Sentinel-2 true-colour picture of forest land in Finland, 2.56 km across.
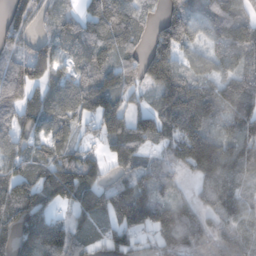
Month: November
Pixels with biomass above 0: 84%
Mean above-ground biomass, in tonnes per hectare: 104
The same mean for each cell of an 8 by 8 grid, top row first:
62 42 73 146 71 120 104 80
60 85 107 128 63 138 69 108
109 105 109 120 86 151 73 98
110 114 112 125 70 150 115 111
92 85 54 101 79 91 159 101
107 137 162 60 86 49 110 76
129 115 126 170 191 114 69 82
135 207 74 82 48 132 77 113
